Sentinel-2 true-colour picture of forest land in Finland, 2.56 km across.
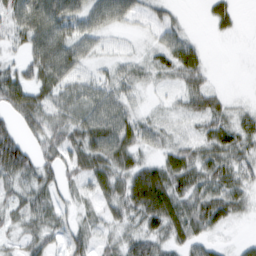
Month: February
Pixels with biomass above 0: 80%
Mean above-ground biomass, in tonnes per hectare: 36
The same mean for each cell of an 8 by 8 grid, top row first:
45 64 41 40 20 16 17 11
18 69 38 10 12 47 7 0
51 45 28 31 24 28 22 0
44 45 45 52 18 17 52 23
54 37 53 70 36 29 43 46
45 27 37 56 67 55 51 42
31 35 20 34 72 60 57 29
19 31 34 26 48 34 26 8
